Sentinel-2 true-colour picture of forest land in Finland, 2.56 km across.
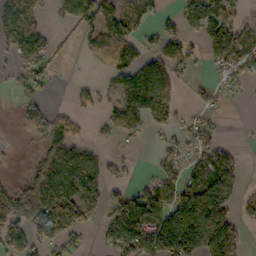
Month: October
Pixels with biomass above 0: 55%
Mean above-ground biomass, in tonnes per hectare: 78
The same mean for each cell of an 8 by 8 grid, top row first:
91 24 114 100 70 43 127 35
78 65 25 106 60 72 76 102
41 44 8 47 131 80 19 40
17 67 33 52 153 59 38 2
4 63 46 17 15 44 82 10
15 111 155 45 17 76 117 53
95 163 136 71 152 171 206 56
96 74 38 78 173 267 233 92
